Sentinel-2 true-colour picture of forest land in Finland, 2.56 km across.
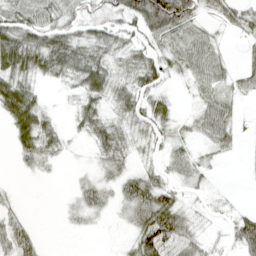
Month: April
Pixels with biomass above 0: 69%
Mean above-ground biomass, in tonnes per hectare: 32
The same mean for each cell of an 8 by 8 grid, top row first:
53 47 40 46 78 93 18 37
70 67 44 41 40 41 33 8
53 21 41 37 44 13 43 25
66 17 31 23 44 16 49 12
31 33 5 42 20 23 23 9
4 8 9 28 37 19 7 1
14 0 31 21 67 51 9 8
45 1 1 1 63 71 21 58
